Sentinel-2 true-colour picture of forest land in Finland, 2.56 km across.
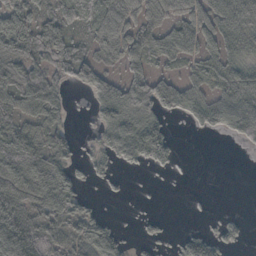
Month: October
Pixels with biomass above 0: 65%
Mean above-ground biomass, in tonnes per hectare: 51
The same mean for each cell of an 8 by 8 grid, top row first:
69 45 53 64 48 53 63 66
95 72 39 55 55 69 44 40
86 86 57 55 77 44 42 69
49 61 5 90 77 53 93 98
80 62 18 68 121 31 0 37
69 79 32 24 7 9 0 0
69 67 52 1 4 0 5 3
90 76 63 61 27 23 68 36
